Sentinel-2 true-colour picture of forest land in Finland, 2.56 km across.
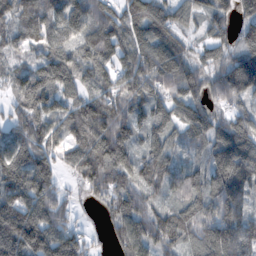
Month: November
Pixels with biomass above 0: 91%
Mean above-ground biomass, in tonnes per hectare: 126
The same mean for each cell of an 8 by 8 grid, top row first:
117 129 166 116 133 71 66 95
56 98 114 147 120 103 64 113
90 153 116 117 170 146 118 240
81 154 157 191 119 109 96 83
143 119 133 224 82 75 103 176
167 126 98 151 107 124 116 180
180 140 30 110 121 87 111 150
226 194 98 66 162 113 144 191
